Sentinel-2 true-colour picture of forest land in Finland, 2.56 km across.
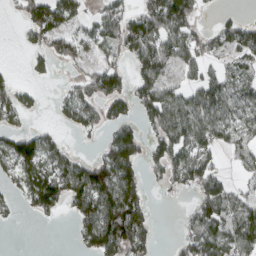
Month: March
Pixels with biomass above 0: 58%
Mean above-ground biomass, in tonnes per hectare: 68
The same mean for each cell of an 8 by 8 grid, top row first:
22 127 59 82 108 146 8 29
4 65 62 59 103 106 60 72
27 16 42 105 81 41 66 48
68 6 99 54 69 106 94 51
95 66 7 85 62 100 67 63
60 109 122 130 50 70 98 23
18 73 88 140 72 3 110 82
0 0 44 130 78 25 98 87
